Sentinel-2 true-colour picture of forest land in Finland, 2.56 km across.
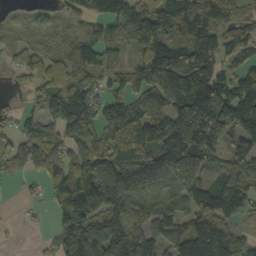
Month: October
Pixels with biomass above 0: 82%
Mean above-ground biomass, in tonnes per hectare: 107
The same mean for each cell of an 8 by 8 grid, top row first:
26 41 68 125 115 153 138 77
38 41 77 44 81 131 139 77
20 81 84 54 93 167 140 88
27 73 148 101 99 148 246 178
102 125 127 132 159 209 183 119
36 92 132 181 128 157 82 130
3 33 139 142 87 83 181 79
0 12 178 176 141 136 198 72
